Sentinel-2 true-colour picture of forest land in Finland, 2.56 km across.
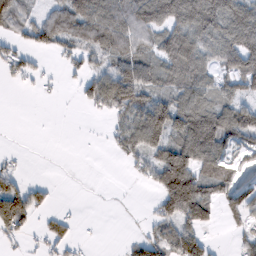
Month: February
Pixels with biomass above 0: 59%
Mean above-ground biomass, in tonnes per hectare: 59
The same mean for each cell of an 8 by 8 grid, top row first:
56 52 98 88 102 132 148 121
35 48 63 86 61 111 79 104
26 12 40 108 92 71 58 90
0 0 5 58 106 106 87 89
0 0 0 29 87 95 101 52
37 0 0 0 29 190 76 35
146 27 2 2 4 138 74 59
29 38 10 0 49 88 37 21
